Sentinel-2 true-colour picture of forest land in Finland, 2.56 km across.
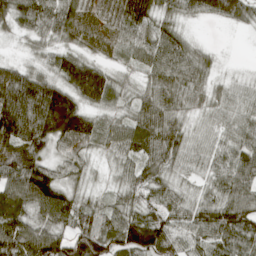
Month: April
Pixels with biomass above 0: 94%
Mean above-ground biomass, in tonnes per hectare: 75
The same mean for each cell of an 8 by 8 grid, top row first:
75 83 79 71 86 52 53 69
11 42 50 48 75 85 22 1
126 76 145 67 43 85 48 24
161 189 107 45 85 71 44 51
97 85 77 60 95 83 42 61
107 96 51 23 72 46 43 74
108 110 73 57 69 60 83 93
114 102 107 95 134 73 75 91
